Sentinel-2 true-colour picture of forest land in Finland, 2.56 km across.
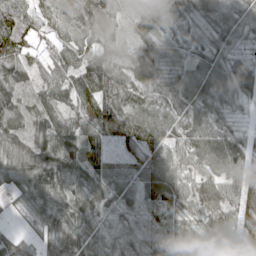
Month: April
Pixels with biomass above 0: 94%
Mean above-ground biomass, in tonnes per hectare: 67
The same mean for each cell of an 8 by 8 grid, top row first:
75 53 77 56 57 54 68 63
78 42 73 43 39 46 57 47
85 78 90 92 68 64 74 76
84 71 66 91 82 75 66 23
86 99 82 37 70 59 51 44
86 117 91 67 60 70 56 60
24 92 79 53 41 62 65 63
45 61 101 64 64 72 65 56
